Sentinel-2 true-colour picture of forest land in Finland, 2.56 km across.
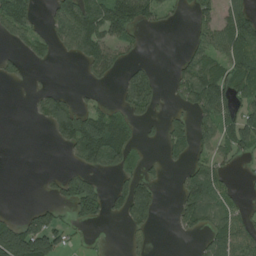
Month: July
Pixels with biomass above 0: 44%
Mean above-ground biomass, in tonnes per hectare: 53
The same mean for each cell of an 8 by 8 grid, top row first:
89 39 136 116 79 16 40 91
20 41 93 80 15 2 66 95
23 2 8 25 74 35 109 69
0 79 79 55 41 24 76 65
0 7 145 140 18 64 45 81
0 15 66 30 38 13 76 9
3 47 81 39 105 39 94 35
172 104 6 2 14 6 48 73
